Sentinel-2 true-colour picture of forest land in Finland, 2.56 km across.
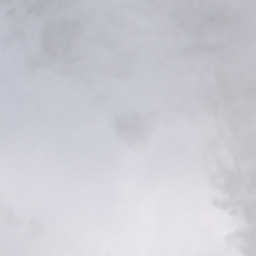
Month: February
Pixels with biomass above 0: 43%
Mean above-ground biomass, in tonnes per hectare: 14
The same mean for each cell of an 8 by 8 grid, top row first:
19 32 25 18 16 43 46 46
8 33 34 23 11 13 38 39
1 8 14 13 2 6 36 57
0 0 2 9 15 7 23 50
0 0 0 5 14 1 12 37
0 0 0 0 0 0 11 44
9 1 0 0 0 0 4 29
2 4 0 0 0 0 0 21
